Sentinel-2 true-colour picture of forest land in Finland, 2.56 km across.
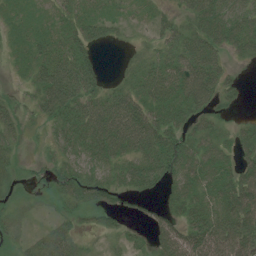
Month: July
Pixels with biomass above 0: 77%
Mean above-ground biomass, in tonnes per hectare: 41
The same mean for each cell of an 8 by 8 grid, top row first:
24 27 37 28 14 25 52 42
26 54 44 7 18 38 50 35
10 74 87 13 42 52 67 15
28 49 62 69 54 59 40 8
22 18 59 74 64 54 41 36
17 26 52 39 67 58 53 54
18 7 37 32 14 37 57 75
22 43 21 13 15 68 86 83
